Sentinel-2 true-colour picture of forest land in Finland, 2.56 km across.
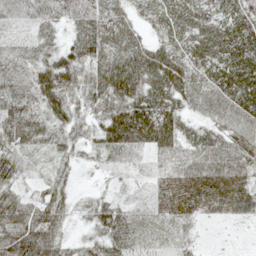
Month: May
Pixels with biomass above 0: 91%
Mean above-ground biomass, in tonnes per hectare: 49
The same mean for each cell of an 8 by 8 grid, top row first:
42 50 59 50 36 68 58 67
38 38 56 62 52 51 73 77
65 67 51 86 70 68 59 80
76 50 40 72 80 54 46 65
54 40 40 63 55 53 50 60
38 29 12 11 11 45 62 50
59 59 15 39 16 40 34 38
72 61 20 54 25 21 3 2
